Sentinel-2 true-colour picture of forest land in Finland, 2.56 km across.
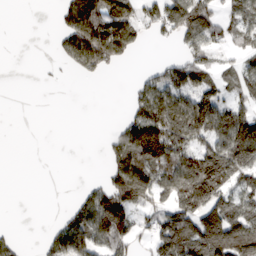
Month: March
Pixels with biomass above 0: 53%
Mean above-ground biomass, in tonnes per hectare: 83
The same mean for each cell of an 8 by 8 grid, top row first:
0 1 188 176 75 156 111 85
0 3 176 173 18 25 89 56
0 4 14 2 52 115 77 89
0 0 0 0 139 175 165 111
0 0 0 62 262 172 105 191
0 0 2 91 157 153 237 110
0 0 66 181 71 111 141 87
26 47 114 125 29 163 164 151
